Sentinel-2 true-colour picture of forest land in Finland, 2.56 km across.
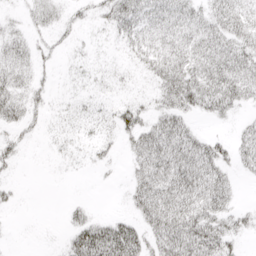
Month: April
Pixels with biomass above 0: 60%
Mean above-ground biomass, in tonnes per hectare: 22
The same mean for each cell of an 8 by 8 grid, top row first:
6 23 10 27 33 37 28 31
25 9 5 5 28 34 35 34
25 7 7 8 9 45 38 41
26 11 9 15 19 34 21 10
14 4 8 8 39 46 28 23
3 0 2 2 36 49 41 8
5 0 10 1 39 50 37 13
1 1 43 67 34 52 48 14
